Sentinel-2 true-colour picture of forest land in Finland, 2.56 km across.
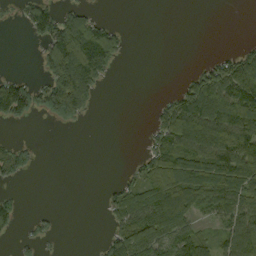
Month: September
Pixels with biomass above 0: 45%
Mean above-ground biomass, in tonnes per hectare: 56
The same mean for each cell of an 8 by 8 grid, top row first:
14 90 58 2 0 0 0 0
0 79 180 114 0 0 0 18
46 71 187 16 0 4 98 152
96 52 77 0 0 126 172 143
24 0 0 0 13 117 129 116
26 0 0 1 59 121 113 123
41 4 0 51 103 168 64 84
16 16 0 61 115 96 38 104
